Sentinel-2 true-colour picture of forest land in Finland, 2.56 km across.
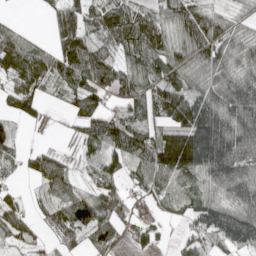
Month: May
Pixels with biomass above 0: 78%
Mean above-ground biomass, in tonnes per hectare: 86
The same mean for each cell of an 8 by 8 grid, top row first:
7 32 110 107 80 118 94 36
116 49 131 67 113 109 119 84
88 93 129 121 111 107 88 112
62 15 88 63 82 141 152 148
37 9 35 84 121 195 226 165
25 101 23 26 80 89 111 135
54 61 110 115 34 41 107 111
55 27 47 67 23 24 80 91
